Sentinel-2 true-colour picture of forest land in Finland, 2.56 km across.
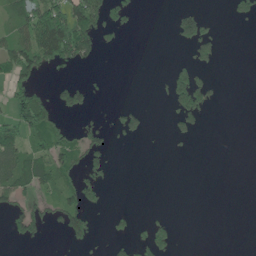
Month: June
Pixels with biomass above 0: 28%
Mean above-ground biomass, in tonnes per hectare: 32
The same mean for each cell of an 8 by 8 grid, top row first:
58 158 106 44 1 35 18 20
88 148 127 12 0 11 47 0
63 7 13 1 0 66 29 0
22 72 43 14 32 56 27 0
66 67 45 21 5 8 0 0
96 70 48 15 0 0 0 0
53 32 77 8 2 0 0 0
18 7 34 24 34 23 0 0
